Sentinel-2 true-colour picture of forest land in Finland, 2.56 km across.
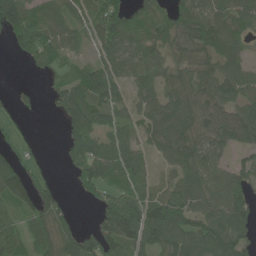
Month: June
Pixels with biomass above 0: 77%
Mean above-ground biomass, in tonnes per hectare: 67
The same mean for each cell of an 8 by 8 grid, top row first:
106 54 43 102 57 62 71 76
43 75 26 72 76 66 74 42
2 16 72 78 51 75 75 72
29 10 92 68 64 91 73 61
42 5 69 77 51 93 67 60
83 29 83 74 46 48 65 58
52 78 9 105 116 104 79 86
75 60 82 97 97 107 119 77
